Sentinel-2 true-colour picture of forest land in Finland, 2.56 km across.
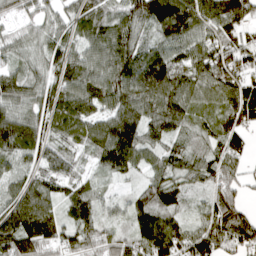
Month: April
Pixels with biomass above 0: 91%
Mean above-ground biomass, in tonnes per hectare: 87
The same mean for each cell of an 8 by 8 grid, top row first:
60 65 94 68 124 158 98 107
57 78 67 104 76 78 92 103
89 76 87 116 99 100 105 86
87 110 93 95 72 97 59 101
129 77 64 153 97 64 52 64
72 80 53 61 50 78 86 71
111 81 95 35 88 49 67 75
142 90 86 74 102 97 119 120
